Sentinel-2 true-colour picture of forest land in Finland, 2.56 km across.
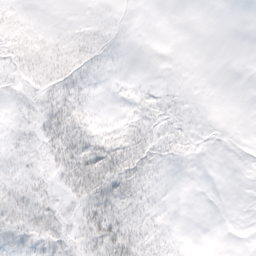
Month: March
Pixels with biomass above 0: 45%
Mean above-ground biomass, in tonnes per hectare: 9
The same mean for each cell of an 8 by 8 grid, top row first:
5 0 1 1 0 0 0 0
13 13 14 5 0 0 0 0
5 12 12 1 1 1 0 0
4 15 16 1 11 6 0 0
8 17 26 25 20 10 1 0
9 8 31 33 19 1 0 0
22 17 15 27 12 0 0 0
14 18 15 31 22 4 0 0
